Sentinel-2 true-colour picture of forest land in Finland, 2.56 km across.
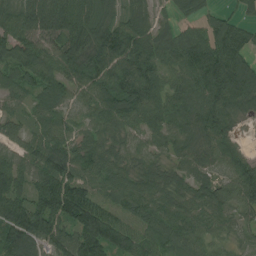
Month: July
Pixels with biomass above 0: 93%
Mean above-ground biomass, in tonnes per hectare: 92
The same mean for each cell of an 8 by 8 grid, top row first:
104 146 119 54 68 44 59 50
108 92 124 133 116 95 118 107
76 90 101 108 138 68 123 166
49 77 57 113 122 85 126 58
56 97 71 62 64 72 100 40
84 100 87 77 74 65 62 116
127 139 158 72 74 71 85 97
110 108 136 134 83 82 54 44
